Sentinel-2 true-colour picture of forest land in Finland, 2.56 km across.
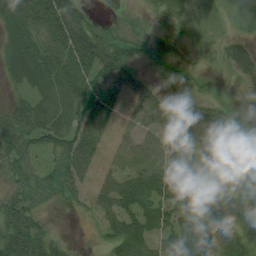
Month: August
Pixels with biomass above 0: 85%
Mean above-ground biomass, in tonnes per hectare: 47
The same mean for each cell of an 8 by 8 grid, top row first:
71 76 49 17 14 24 16 20
63 55 85 60 27 27 18 35
28 68 68 63 20 19 11 30
45 62 65 52 43 19 45 21
56 44 75 32 48 53 55 49
41 29 46 53 76 50 17 38
63 13 15 66 72 69 60 60
98 46 2 52 76 81 80 69
